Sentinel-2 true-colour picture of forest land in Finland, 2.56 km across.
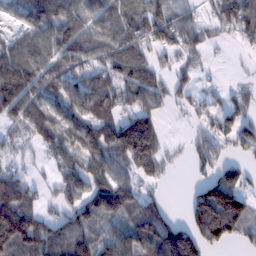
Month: February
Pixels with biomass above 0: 75%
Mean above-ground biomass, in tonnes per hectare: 84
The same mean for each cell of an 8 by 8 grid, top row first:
58 149 104 98 93 55 41 114
80 103 124 94 71 66 35 18
169 118 87 97 93 54 11 10
100 98 105 88 90 21 47 76
44 83 116 144 197 8 58 68
70 22 98 91 61 5 42 55
161 29 80 122 91 9 183 134
149 92 107 74 124 176 88 41
